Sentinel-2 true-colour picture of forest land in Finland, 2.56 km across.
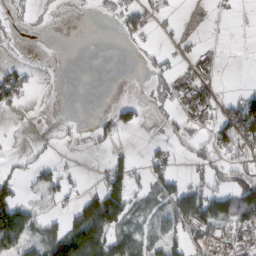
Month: February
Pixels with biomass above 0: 38%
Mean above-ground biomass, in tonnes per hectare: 32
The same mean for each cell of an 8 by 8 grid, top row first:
6 5 1 16 48 6 3 3
2 0 0 0 13 11 15 1
55 1 0 0 6 50 41 0
9 1 0 22 17 19 38 111
1 8 4 18 8 16 41 76
32 39 11 72 33 45 34 46
95 10 56 102 27 72 86 107
64 61 118 62 42 43 58 38
